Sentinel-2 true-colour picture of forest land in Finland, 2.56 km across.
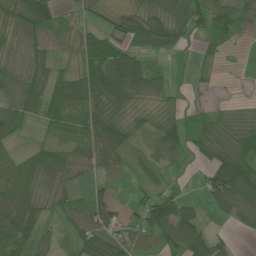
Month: June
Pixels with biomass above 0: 74%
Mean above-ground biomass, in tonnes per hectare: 55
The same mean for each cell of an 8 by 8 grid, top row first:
71 76 17 36 72 79 95 67
21 44 44 62 50 38 42 8
48 64 80 118 75 13 16 1
66 59 63 76 33 39 32 12
18 35 59 85 23 66 64 69
83 73 33 30 31 16 57 126
112 49 46 67 68 83 39 88
94 36 74 69 45 76 75 8
